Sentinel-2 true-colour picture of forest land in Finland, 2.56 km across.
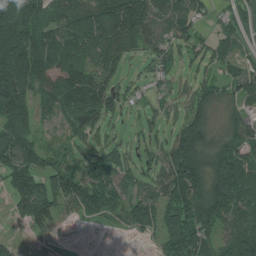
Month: July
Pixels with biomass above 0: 79%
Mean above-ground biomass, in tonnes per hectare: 111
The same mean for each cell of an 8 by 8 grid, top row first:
254 123 132 190 166 114 36 63
257 178 143 116 59 70 69 68
227 133 152 66 38 55 57 100
224 58 148 69 55 47 83 76
182 43 63 66 53 138 104 112
176 147 131 134 69 186 198 137
68 128 94 119 149 156 193 106
27 19 1 0 26 180 100 150
